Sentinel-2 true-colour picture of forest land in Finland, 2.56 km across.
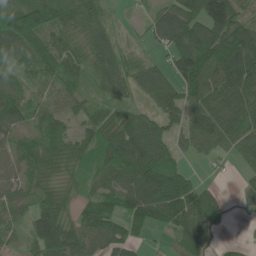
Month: June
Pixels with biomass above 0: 84%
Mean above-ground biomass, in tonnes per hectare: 71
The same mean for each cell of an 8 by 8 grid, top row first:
100 90 74 27 23 111 147 61
82 83 68 62 18 86 134 145
52 62 51 69 60 76 124 138
79 56 45 45 42 79 105 87
44 60 57 86 104 53 74 86
41 49 38 61 117 93 8 20
51 87 42 61 128 137 78 15
30 125 81 97 29 53 50 10
